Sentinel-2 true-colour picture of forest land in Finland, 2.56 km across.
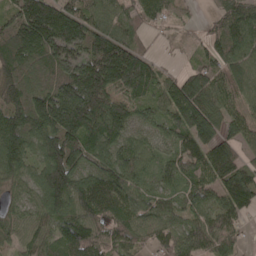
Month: May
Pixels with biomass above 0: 92%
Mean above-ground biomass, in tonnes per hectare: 115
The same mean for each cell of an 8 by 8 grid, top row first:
117 214 122 95 92 53 27 121
134 147 134 177 53 16 72 112
138 117 202 186 174 94 132 96
146 194 221 160 78 121 145 62
144 159 147 126 86 87 121 87
94 172 126 129 85 91 102 121
61 119 123 108 88 84 99 95
71 96 139 81 61 99 140 55
